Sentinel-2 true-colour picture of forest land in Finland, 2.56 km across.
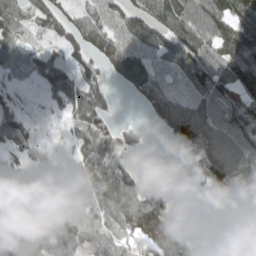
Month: April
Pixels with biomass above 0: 75%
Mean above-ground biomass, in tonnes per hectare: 65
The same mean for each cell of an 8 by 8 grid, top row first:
59 73 51 42 72 100 118 76
65 35 61 63 64 83 84 87
28 75 66 25 72 31 96 110
51 15 96 30 18 164 101 95
46 11 57 78 13 65 116 100
73 55 61 132 24 22 76 85
50 75 57 95 114 26 2 51
91 90 77 61 43 53 4 20
